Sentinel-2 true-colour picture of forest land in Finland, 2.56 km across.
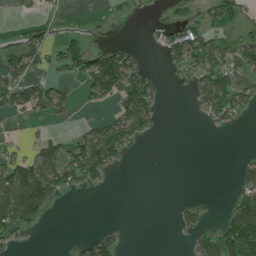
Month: July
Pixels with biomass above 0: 38%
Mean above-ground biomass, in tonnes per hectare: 40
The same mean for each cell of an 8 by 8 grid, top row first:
3 13 8 7 10 30 42 31
45 46 54 28 9 81 67 72
58 31 47 117 63 13 77 45
45 46 12 27 91 0 47 46
14 53 69 126 11 0 0 0
123 105 76 20 0 0 0 30
142 52 0 0 0 16 14 77
32 0 21 48 0 3 55 139
